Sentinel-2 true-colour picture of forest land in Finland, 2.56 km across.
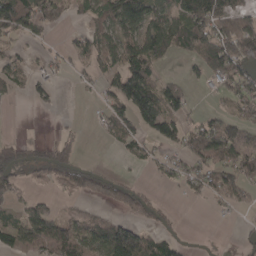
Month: April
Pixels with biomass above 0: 52%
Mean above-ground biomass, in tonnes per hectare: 60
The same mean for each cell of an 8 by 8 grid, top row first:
145 76 25 106 112 79 137 80
22 13 44 68 111 57 98 109
41 30 9 54 106 23 39 92
1 9 0 53 128 66 20 60
53 39 28 19 39 56 115 114
81 47 75 38 8 44 78 109
39 48 23 38 72 4 10 37
82 103 104 177 105 28 0 13
